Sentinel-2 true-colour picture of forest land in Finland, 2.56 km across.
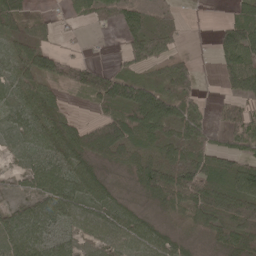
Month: May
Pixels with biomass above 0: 77%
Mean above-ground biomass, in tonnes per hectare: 49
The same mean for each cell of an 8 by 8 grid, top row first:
51 13 25 42 41 14 2 42
40 44 8 4 58 17 2 95
53 43 50 66 36 67 0 69
51 49 6 58 118 55 19 57
46 58 83 108 54 48 28 41
26 77 72 26 77 69 70 78
35 60 55 58 26 43 76 77
73 53 37 51 69 37 28 80
